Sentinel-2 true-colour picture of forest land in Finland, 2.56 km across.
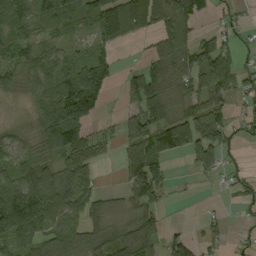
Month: September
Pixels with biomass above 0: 70%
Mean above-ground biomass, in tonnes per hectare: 64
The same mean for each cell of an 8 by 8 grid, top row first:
68 46 63 115 92 117 33 15
57 56 20 36 11 98 80 35
45 86 110 47 107 76 89 53
3 118 175 5 110 51 98 24
46 76 97 22 98 109 119 18
70 83 91 2 131 5 26 25
183 125 74 26 65 2 6 17
89 58 63 66 73 48 42 8
